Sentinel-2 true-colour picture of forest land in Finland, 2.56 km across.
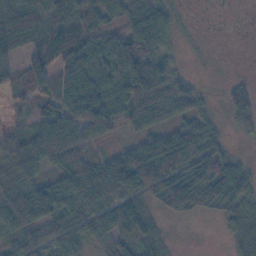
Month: November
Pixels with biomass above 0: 82%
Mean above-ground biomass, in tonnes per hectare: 56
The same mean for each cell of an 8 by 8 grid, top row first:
70 57 59 48 70 29 1 1
46 67 67 75 107 27 3 0
27 74 66 58 156 78 4 11
25 58 93 56 99 83 27 59
54 78 65 25 53 83 70 8
57 33 62 85 110 70 71 65
119 93 60 78 50 45 36 60
57 65 59 58 57 5 0 35
